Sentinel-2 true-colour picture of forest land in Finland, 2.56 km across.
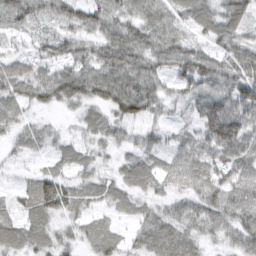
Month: March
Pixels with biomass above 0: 89%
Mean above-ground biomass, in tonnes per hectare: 50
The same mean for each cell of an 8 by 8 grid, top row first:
57 42 59 57 66 51 60 55
15 38 43 75 71 65 37 52
65 56 78 76 78 46 76 82
40 23 28 49 71 18 77 77
23 28 31 32 37 34 67 91
10 51 33 28 54 49 61 68
30 79 39 30 28 42 59 64
54 51 34 43 43 62 30 52
